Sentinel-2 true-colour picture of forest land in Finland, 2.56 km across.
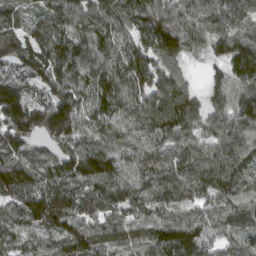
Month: March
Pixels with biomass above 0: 98%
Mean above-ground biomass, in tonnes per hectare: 115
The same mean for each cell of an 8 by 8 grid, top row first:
69 114 109 129 141 102 111 114
109 143 118 118 112 118 84 130
90 126 121 137 125 95 40 102
200 156 118 115 122 142 95 115
147 85 112 101 109 110 90 123
161 126 137 127 114 119 125 123
112 155 104 110 103 104 99 127
85 81 129 96 97 148 92 99
